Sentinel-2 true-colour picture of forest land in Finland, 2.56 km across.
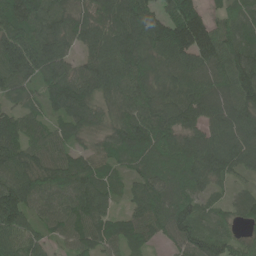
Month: June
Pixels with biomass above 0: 94%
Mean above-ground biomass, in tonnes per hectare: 99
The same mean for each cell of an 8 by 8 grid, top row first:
143 135 94 129 116 159 66 68
142 131 67 119 122 143 134 113
107 102 111 124 120 99 114 147
54 60 123 69 113 118 106 120
107 91 50 78 118 97 118 124
109 107 115 58 78 92 109 48
150 72 102 51 104 93 39 72
100 49 81 80 80 88 85 53
